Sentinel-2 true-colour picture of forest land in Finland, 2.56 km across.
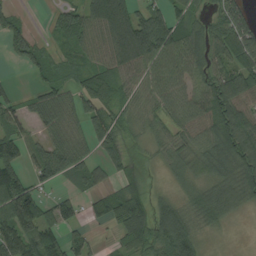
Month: August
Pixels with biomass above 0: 79%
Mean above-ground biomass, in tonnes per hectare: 71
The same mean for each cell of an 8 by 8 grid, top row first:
37 15 80 124 67 56 45 69
60 34 62 81 127 96 82 103
9 46 53 81 65 79 87 112
59 71 58 67 53 67 110 119
86 71 45 67 34 69 94 102
90 70 51 38 42 50 80 97
146 52 41 102 87 77 103 42
133 100 54 21 92 127 22 2
